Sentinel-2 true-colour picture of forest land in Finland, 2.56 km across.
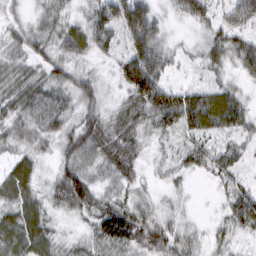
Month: March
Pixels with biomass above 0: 93%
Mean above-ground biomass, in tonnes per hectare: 45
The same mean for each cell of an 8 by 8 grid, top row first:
18 33 23 86 95 23 49 81
37 39 44 40 92 24 53 60
49 45 41 22 135 20 24 24
46 59 43 35 60 110 88 52
33 25 58 66 30 28 44 34
56 19 61 40 20 20 30 31
50 31 48 64 32 15 2 69
59 42 24 72 52 37 21 22
